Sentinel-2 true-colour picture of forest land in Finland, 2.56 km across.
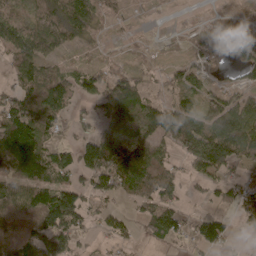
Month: April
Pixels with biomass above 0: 70%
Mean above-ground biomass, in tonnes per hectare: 69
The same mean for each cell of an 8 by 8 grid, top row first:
51 110 126 30 2 1 11 63
89 73 24 5 7 8 77 105
56 97 50 86 38 54 36 33
93 91 28 101 101 108 83 127
137 59 57 136 105 78 145 133
68 80 60 127 130 60 69 25
77 125 94 37 55 58 18 63
85 119 38 40 23 38 85 18
